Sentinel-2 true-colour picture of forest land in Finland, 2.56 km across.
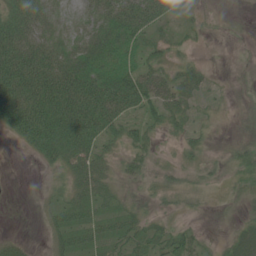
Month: June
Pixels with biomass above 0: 66%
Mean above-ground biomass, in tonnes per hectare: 29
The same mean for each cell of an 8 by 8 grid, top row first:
33 30 23 65 63 18 5 0
55 44 49 60 33 14 3 0
72 69 70 64 54 37 15 2
69 71 66 56 28 30 10 6
10 50 46 17 25 10 13 17
0 7 36 27 21 20 14 15
0 12 28 23 19 11 6 9
13 10 24 31 31 30 8 30
